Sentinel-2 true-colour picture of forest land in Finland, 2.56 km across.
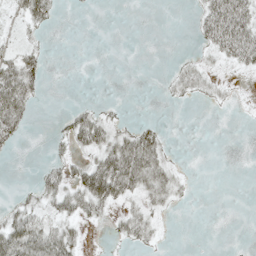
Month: May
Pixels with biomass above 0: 34%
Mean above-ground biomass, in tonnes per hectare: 16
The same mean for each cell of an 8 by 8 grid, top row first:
11 25 0 0 0 0 36 49
14 5 0 0 0 1 19 52
62 6 0 0 0 20 17 4
54 0 22 8 0 0 2 1
11 8 28 39 49 3 0 0
0 24 35 69 54 19 0 0
22 23 33 18 23 7 0 0
63 56 14 6 18 0 0 1
